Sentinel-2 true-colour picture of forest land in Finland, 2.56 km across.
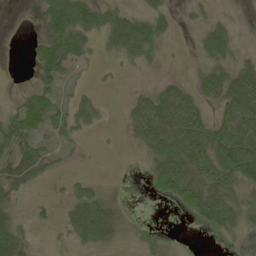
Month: May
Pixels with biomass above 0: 64%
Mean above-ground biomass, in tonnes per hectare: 40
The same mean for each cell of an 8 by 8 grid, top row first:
1 59 88 41 40 17 15 4
1 61 56 27 61 4 50 14
0 44 9 7 3 22 56 78
34 54 43 2 76 101 34 109
63 26 17 2 47 84 86 104
63 22 13 2 12 106 75 84
28 11 65 42 0 29 96 40
72 2 39 36 21 3 5 33
